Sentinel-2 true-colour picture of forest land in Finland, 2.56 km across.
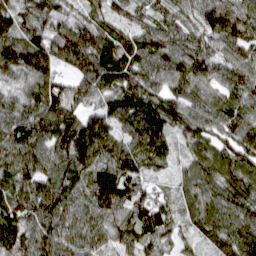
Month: March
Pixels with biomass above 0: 98%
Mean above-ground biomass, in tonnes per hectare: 102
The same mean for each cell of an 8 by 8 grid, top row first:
107 104 78 80 89 83 104 117
129 135 149 107 111 110 90 89
70 117 106 99 113 92 86 102
96 150 88 101 119 86 94 85
144 110 123 109 123 53 93 102
113 110 105 141 98 47 102 106
107 129 93 135 119 68 106 106
84 107 99 73 89 55 67 111
